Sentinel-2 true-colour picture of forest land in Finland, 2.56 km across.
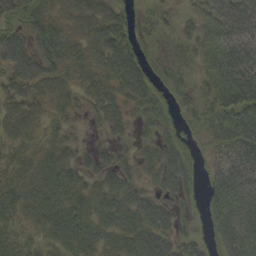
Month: September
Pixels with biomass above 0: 83%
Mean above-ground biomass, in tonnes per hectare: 47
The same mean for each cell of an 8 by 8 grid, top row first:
44 53 60 59 16 17 52 81
70 76 56 76 19 29 45 75
55 62 44 65 56 29 32 61
47 32 22 52 36 26 46 64
37 35 15 21 20 45 31 67
37 54 41 48 30 66 26 63
42 55 58 71 70 32 31 70
32 36 61 43 69 47 25 69
